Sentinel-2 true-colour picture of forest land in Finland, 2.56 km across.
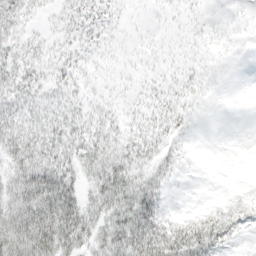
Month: March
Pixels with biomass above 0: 54%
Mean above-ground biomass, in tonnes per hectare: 19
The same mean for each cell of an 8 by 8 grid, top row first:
31 7 19 8 1 2 2 1
19 11 12 4 2 2 2 0
27 16 10 3 4 6 3 0
23 17 13 10 9 11 1 0
34 29 25 18 18 10 0 0
32 48 22 35 21 8 0 0
41 64 37 39 49 2 11 17
50 63 36 38 70 60 54 8
